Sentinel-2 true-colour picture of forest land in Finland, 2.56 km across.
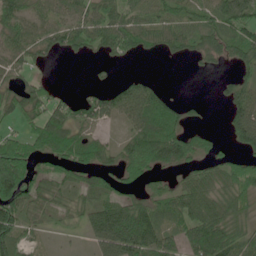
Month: June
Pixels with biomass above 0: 69%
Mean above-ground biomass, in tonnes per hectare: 56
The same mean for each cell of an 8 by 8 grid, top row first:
72 42 50 58 56 64 57 87
52 45 41 49 45 45 66 78
28 16 0 12 23 0 2 46
55 58 49 47 89 59 7 75
63 83 75 26 122 116 41 43
145 43 42 39 70 27 47 78
101 42 44 81 75 60 75 63
60 5 8 96 100 40 108 74
